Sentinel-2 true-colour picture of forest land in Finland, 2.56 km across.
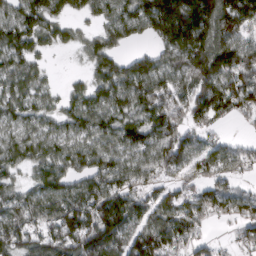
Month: March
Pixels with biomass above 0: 84%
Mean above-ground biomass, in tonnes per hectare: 100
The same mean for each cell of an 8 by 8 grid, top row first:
105 97 40 95 143 214 177 160
106 45 44 77 32 131 150 138
92 38 27 127 143 104 124 140
91 70 110 106 105 111 110 84
91 83 84 84 105 155 62 39
45 97 89 123 80 62 84 43
103 100 155 180 85 94 88 81
111 99 160 120 157 102 47 53
